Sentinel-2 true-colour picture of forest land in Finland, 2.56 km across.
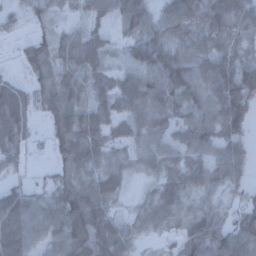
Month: December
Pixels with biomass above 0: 86%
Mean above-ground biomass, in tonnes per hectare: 55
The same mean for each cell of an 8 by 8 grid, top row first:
15 28 19 43 68 75 77 109
10 48 70 25 77 65 52 61
21 48 52 45 67 96 80 110
86 40 61 50 66 60 71 85
49 25 81 42 47 50 62 49
20 10 53 49 28 51 56 36
80 55 110 35 20 36 41 42
90 52 75 78 16 26 87 77
